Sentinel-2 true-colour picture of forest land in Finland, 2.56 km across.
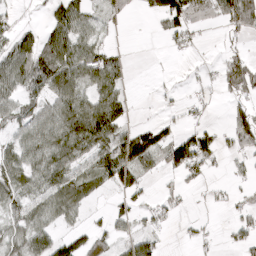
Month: April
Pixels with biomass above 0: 55%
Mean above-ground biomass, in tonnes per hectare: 47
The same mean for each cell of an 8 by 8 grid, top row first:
12 34 65 23 8 92 27 140
64 63 77 22 0 21 3 19
69 90 76 67 0 2 14 99
43 67 96 84 1 11 11 46
51 83 86 99 84 85 64 55
61 77 59 78 33 34 23 17
43 59 37 28 26 20 6 30
51 69 62 41 58 4 11 32
